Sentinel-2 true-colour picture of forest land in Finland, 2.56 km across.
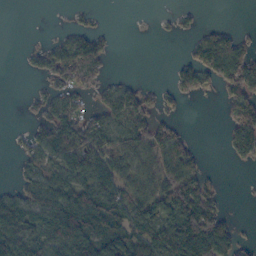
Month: October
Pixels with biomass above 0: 55%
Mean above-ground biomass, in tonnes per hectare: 63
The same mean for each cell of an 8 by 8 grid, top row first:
0 0 11 1 0 21 1 0
1 38 108 21 0 1 116 73
0 37 78 18 8 56 74 132
1 53 63 77 67 24 0 107
14 80 96 76 88 87 1 107
26 78 88 89 74 116 42 1
103 98 150 93 86 134 111 1
135 93 145 117 80 164 197 49
